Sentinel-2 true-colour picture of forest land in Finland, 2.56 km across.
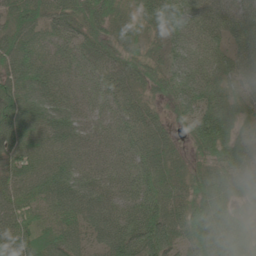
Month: June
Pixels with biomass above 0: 97%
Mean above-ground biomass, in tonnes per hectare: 64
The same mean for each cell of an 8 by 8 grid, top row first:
76 57 62 56 49 86 85 68
78 47 48 52 43 61 74 61
73 70 65 54 51 67 78 47
78 82 67 68 46 38 86 47
71 59 74 81 62 25 77 52
70 68 83 81 72 44 59 55
78 43 72 77 87 49 79 37
83 47 44 85 98 51 84 59
